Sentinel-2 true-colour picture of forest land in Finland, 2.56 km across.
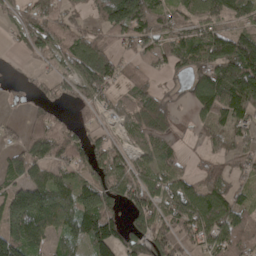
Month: April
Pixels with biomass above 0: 75%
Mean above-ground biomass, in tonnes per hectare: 86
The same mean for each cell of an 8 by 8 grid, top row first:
58 96 43 134 140 65 83 63
24 69 93 59 75 100 138 182
14 37 104 79 55 22 151 240
6 52 29 48 93 32 100 110
49 138 75 63 64 32 51 57
93 71 59 75 79 86 74 52
154 123 143 78 132 102 131 83
162 65 78 135 116 88 107 95
